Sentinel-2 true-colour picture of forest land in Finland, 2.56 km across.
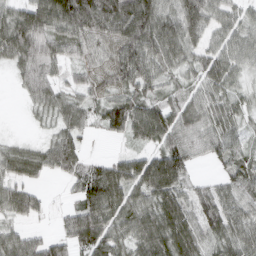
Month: March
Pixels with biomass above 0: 86%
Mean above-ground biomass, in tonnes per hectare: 69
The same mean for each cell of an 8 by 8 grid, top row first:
81 117 157 142 122 95 93 48
98 67 59 69 110 83 59 60
24 57 47 73 83 37 69 35
0 41 54 73 80 76 73 41
25 41 46 8 47 83 66 57
56 29 65 96 109 103 17 67
75 17 76 92 81 90 70 68
57 47 83 78 97 112 54 71
